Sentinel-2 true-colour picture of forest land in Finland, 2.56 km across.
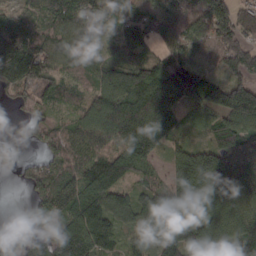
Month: March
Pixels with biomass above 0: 88%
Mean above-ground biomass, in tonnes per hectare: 92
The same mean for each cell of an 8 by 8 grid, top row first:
64 94 75 70 82 74 128 88
142 103 83 47 65 68 50 100
113 83 40 105 106 141 76 76
23 42 57 134 133 88 79 177
34 61 94 80 128 55 72 125
20 81 100 157 62 122 189 155
0 91 133 116 95 131 124 124
42 80 150 81 54 125 108 121
